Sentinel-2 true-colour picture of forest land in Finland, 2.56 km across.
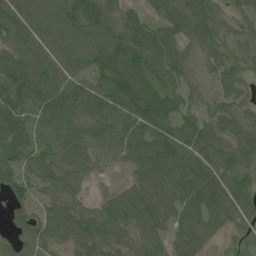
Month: June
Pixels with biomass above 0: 92%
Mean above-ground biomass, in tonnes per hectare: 84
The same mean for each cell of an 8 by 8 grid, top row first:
97 107 116 81 48 92 94 49
86 84 104 130 111 73 58 51
124 100 73 120 120 67 45 52
114 101 87 100 115 85 61 65
123 62 83 72 106 104 97 73
76 80 55 18 96 114 120 83
54 61 65 74 110 100 123 68
49 74 109 82 69 69 55 25
